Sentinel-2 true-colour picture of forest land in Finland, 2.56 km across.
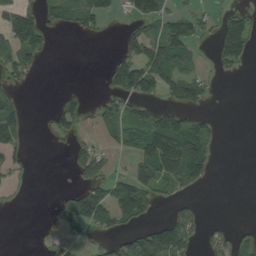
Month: August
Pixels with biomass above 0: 38%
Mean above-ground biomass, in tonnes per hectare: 43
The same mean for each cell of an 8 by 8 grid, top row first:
58 41 69 26 74 54 30 42
105 33 0 5 89 92 7 86
44 0 0 68 107 91 34 5
54 8 47 44 38 51 16 0
41 2 24 20 90 135 62 0
16 0 42 57 71 92 48 0
4 9 106 103 65 31 4 0
0 10 19 30 80 126 26 38
